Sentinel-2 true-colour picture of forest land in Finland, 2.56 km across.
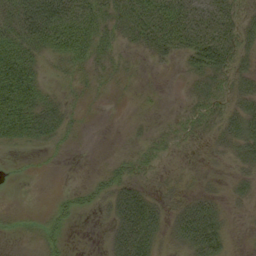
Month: September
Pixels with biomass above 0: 59%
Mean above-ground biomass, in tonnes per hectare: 25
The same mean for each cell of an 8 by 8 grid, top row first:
49 77 53 35 58 55 32 22
53 42 39 21 24 37 53 30
83 14 16 13 6 3 29 23
67 39 8 1 5 4 23 30
21 18 3 0 9 9 9 31
2 2 0 17 11 5 5 13
2 7 13 38 68 18 39 7
3 17 0 35 65 23 59 2
